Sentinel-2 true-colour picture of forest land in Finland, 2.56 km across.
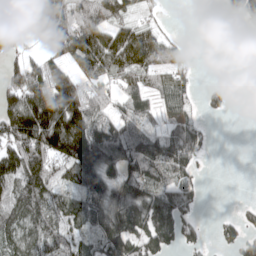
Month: April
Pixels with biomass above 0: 67%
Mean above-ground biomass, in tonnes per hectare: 84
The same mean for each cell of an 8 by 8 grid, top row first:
57 92 148 119 22 1 0 53
52 62 150 114 138 80 0 0
89 161 97 63 86 75 8 2
144 225 159 73 68 52 30 0
123 152 210 161 105 113 24 0
126 122 140 108 121 83 5 0
104 103 100 174 144 109 3 17
82 96 54 127 106 72 21 70
